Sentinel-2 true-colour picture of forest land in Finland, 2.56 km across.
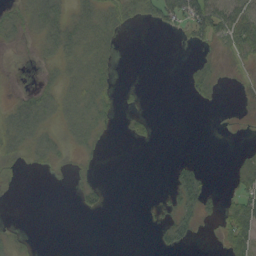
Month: September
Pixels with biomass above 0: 38%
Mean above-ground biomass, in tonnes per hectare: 15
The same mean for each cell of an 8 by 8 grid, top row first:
24 51 33 34 29 40 61 45
7 23 36 19 0 1 12 33
1 15 33 14 0 0 28 5
31 31 32 11 8 0 1 2
27 23 16 2 7 0 0 2
2 3 6 0 0 20 9 19
0 0 9 3 1 29 15 35
12 0 0 0 0 27 1 37
